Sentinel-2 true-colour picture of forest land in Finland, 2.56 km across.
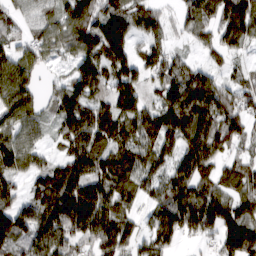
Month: March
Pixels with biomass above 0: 86%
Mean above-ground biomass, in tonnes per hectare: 96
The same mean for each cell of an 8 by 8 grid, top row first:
43 51 145 122 89 37 98 158
56 70 93 149 61 29 53 61
146 22 118 92 63 115 104 53
118 48 117 104 101 163 148 91
101 31 116 104 124 99 160 70
75 89 108 121 94 99 91 104
106 134 153 118 46 136 141 101
111 117 77 110 62 61 40 138
